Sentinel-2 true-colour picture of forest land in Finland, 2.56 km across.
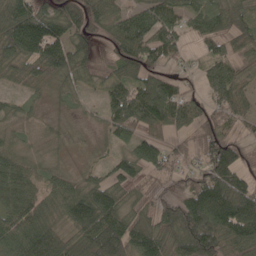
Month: May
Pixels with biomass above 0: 83%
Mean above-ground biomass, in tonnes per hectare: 75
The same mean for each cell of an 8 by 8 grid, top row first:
111 91 110 68 82 65 91 62
109 148 74 62 99 60 47 45
33 53 53 61 79 42 56 61
30 13 16 76 115 95 66 78
36 19 15 37 72 31 91 57
84 40 41 57 52 51 115 88
84 54 119 106 53 89 188 157
80 78 70 143 97 95 137 127
